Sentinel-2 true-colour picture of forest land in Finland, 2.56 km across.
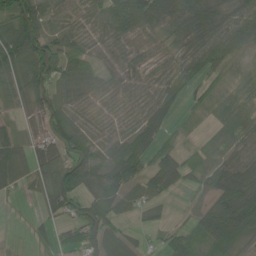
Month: June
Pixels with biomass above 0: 81%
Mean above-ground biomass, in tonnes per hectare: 56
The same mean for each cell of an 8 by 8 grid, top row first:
98 63 30 76 118 89 88 75
108 97 54 46 23 34 78 58
34 83 76 45 32 35 34 27
16 74 35 23 57 33 23 32
69 69 69 46 79 25 18 40
76 53 106 90 58 88 48 92
3 38 63 60 31 5 80 189
2 21 55 44 21 46 73 65
